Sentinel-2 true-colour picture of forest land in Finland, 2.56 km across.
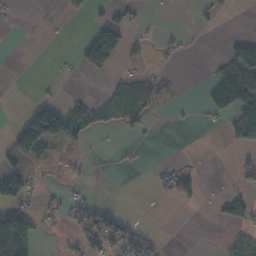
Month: November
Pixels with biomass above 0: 27%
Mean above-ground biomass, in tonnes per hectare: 27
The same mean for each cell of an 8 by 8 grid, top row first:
4 0 9 28 6 2 14 1
0 1 46 143 12 16 0 40
0 4 4 19 35 6 14 79
5 119 38 18 23 2 17 71
88 87 21 2 6 0 0 53
82 7 8 1 1 45 2 16
65 16 37 16 0 5 2 49
142 2 36 69 48 0 0 16
